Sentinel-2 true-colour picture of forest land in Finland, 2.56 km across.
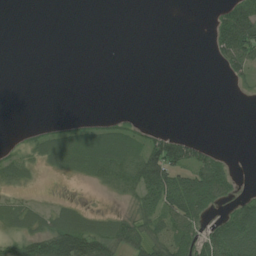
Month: July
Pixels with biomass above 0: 36%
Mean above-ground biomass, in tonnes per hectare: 26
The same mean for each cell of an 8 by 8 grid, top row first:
0 0 0 0 0 0 6 76
0 0 0 0 0 0 11 104
0 0 0 0 0 0 0 17
0 0 0 4 1 0 0 0
8 32 46 53 46 76 17 0
26 6 17 43 93 75 87 8
28 18 17 5 48 84 51 44
38 66 87 65 57 64 69 80
